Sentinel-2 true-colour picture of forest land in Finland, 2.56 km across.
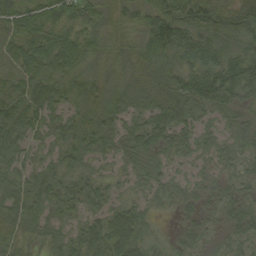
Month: September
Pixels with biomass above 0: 93%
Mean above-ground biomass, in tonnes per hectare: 48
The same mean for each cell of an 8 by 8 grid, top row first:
60 46 53 45 54 87 90 79
39 45 44 45 54 65 73 58
43 51 46 51 70 61 77 78
55 46 42 51 46 71 46 47
43 34 50 35 62 44 33 46
42 50 44 26 40 23 29 36
60 43 41 39 31 27 30 44
52 39 46 66 44 24 27 34
